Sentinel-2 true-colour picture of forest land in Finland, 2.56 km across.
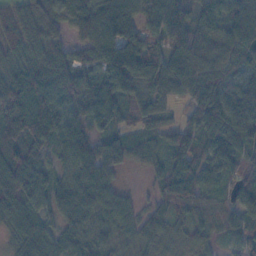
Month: November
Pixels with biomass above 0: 92%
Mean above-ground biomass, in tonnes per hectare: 71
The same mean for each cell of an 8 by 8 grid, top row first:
66 58 53 132 71 102 71 80
66 73 64 160 110 91 77 107
80 88 71 120 83 94 84 58
98 86 64 83 65 27 119 112
86 65 70 22 49 73 65 104
130 64 66 37 18 79 52 61
76 55 76 57 33 58 40 54
41 65 50 39 43 32 38 65
